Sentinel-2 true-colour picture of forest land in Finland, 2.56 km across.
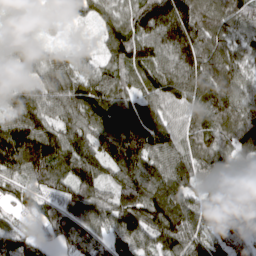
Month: March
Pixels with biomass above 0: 93%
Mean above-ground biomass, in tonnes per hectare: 97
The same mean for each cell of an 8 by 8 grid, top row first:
55 13 42 74 138 203 112 88
56 43 27 78 119 170 113 75
36 99 85 88 83 137 133 83
102 103 122 128 100 76 105 96
167 148 120 143 129 92 96 88
80 114 122 76 132 122 77 82
39 68 120 100 134 142 85 20
84 60 130 93 90 124 94 70
